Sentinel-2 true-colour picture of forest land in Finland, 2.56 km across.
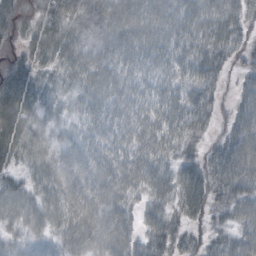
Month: October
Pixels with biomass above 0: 92%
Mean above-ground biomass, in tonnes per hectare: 51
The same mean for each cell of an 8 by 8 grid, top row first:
61 50 56 64 70 60 57 42
36 61 56 60 65 53 54 28
58 26 50 55 48 47 43 23
83 25 35 56 54 58 38 59
69 39 44 53 54 47 27 85
29 55 63 60 59 53 56 84
56 59 63 58 40 41 39 66
31 38 60 56 45 38 30 61
